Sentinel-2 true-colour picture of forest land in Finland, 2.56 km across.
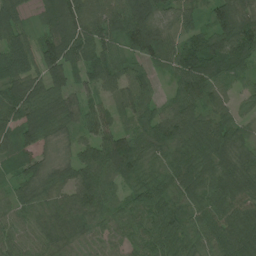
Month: July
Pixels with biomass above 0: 94%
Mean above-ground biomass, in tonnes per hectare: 74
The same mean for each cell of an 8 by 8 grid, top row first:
66 67 106 88 125 60 49 81
90 84 101 62 102 71 105 126
91 85 38 63 50 60 91 44
102 115 63 51 57 77 68 44
69 44 51 100 68 85 95 65
48 58 66 63 67 91 81 91
52 57 79 47 78 79 78 78
55 62 56 47 70 86 68 108
